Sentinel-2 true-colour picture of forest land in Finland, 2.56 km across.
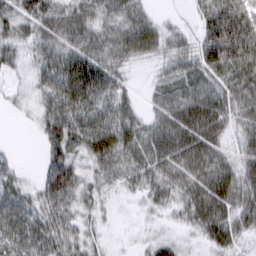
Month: March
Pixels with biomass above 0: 87%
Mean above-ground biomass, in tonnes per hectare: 51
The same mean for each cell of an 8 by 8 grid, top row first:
52 64 50 54 43 6 75 102
41 55 63 56 53 40 73 94
16 64 94 66 6 54 53 71
12 51 67 60 29 71 81 57
3 45 54 77 66 75 73 34
31 52 42 46 62 66 76 60
60 54 41 11 18 38 73 64
62 61 43 7 13 21 36 37
